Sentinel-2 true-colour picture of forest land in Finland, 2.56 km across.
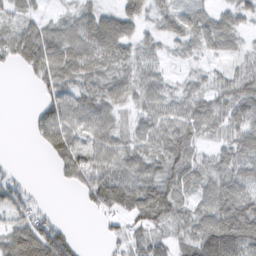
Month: February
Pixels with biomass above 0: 79%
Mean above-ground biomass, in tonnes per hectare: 50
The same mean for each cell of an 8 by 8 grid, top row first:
29 19 40 44 42 44 39 43
70 89 69 70 37 24 37 26
1 58 65 61 49 18 27 57
0 60 64 48 41 52 60 62
0 55 53 62 47 78 29 70
14 1 59 81 68 66 50 64
53 13 10 50 89 53 66 97
85 107 12 18 50 39 105 118
